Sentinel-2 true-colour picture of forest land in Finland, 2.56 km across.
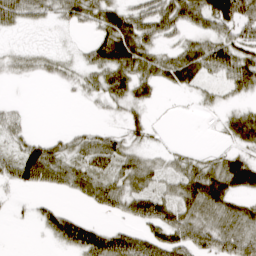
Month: March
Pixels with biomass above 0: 63%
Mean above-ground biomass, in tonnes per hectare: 34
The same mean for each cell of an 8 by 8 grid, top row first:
44 24 38 49 52 64 58 64
10 7 10 74 50 27 50 48
10 13 19 53 41 40 19 56
12 0 1 11 17 1 7 26
26 36 30 38 15 3 2 28
48 56 49 41 48 35 59 69
4 22 8 34 55 55 69 42
0 13 58 52 45 53 55 69
